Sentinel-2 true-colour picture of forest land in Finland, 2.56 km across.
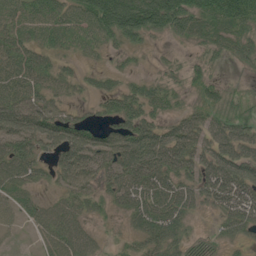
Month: June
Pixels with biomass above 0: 78%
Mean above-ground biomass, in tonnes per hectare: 67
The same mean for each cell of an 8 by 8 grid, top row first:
67 82 82 196 202 163 101 128
67 54 38 33 36 15 41 49
84 58 31 27 34 22 38 8
103 65 21 52 67 32 46 47
74 75 100 70 107 99 66 79
78 32 84 67 110 89 107 127
46 44 52 32 87 87 38 125
6 50 69 12 55 57 12 43
